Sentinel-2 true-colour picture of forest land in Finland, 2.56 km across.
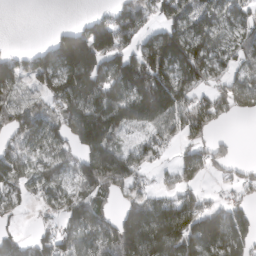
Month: March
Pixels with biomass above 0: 72%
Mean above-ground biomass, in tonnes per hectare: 112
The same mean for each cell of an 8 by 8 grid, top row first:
0 0 17 84 112 92 82 82
16 77 247 164 136 213 126 84
112 121 222 184 239 161 94 85
106 72 163 202 204 151 130 66
93 103 133 131 73 58 77 11
106 86 137 204 46 68 60 52
47 41 119 63 115 128 93 87
62 57 99 167 180 200 222 180
